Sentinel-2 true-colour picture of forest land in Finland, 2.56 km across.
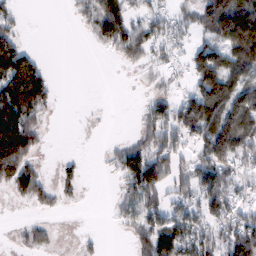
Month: February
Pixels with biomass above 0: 59%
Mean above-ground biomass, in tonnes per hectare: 62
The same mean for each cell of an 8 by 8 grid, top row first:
29 0 36 124 60 38 104 146
93 0 0 53 81 35 80 131
148 63 0 0 12 19 142 74
154 38 1 1 35 76 123 107
184 12 1 14 74 64 107 107
113 24 32 22 159 82 96 65
6 23 6 17 90 58 88 53
15 31 16 1 64 130 82 127
